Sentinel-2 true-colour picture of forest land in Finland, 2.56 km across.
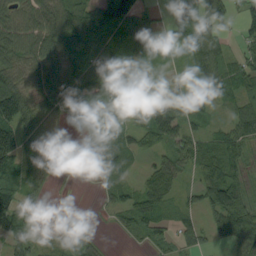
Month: September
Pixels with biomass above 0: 80%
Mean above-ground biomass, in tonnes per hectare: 61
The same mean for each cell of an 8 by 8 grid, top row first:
52 82 88 129 71 49 83 37
81 88 71 74 81 41 96 27
70 88 86 98 49 41 68 49
73 45 54 88 90 116 39 51
114 38 9 80 51 71 46 68
68 40 1 37 44 75 73 63
98 6 1 34 89 41 44 111
69 19 46 3 26 41 28 97
